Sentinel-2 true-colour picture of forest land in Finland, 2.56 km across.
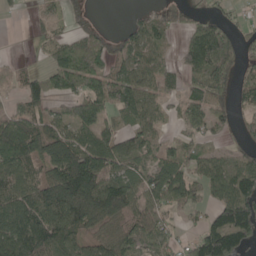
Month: May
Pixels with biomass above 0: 70%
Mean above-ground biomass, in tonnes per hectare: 79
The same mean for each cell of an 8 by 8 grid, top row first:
7 36 17 0 29 36 36 13
4 38 80 47 72 25 154 59
15 70 107 89 70 30 115 48
59 58 84 65 86 30 83 36
174 158 113 83 73 42 29 25
103 97 223 113 73 98 91 116
117 149 192 167 76 52 51 148
142 138 68 86 74 38 136 130
